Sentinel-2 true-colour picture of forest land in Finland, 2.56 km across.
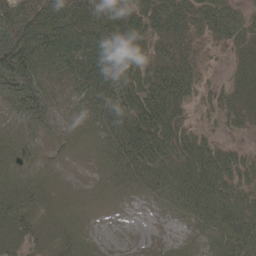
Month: May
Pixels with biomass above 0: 91%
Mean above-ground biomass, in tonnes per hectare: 49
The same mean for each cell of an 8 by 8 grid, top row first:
81 73 74 53 75 84 70 47
118 89 71 67 33 46 25 37
105 47 62 74 56 84 17 40
47 46 36 68 84 59 23 50
37 25 28 51 81 60 40 15
34 27 14 33 47 62 77 43
65 28 22 19 12 38 66 56
53 35 37 2 5 12 33 67
